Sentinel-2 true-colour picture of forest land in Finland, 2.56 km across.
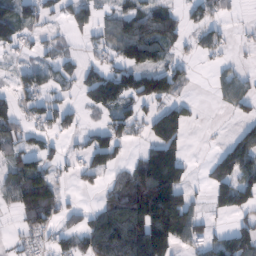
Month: February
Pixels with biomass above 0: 56%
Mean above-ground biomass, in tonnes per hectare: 64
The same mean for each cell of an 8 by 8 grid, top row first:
113 44 55 50 81 44 43 9
40 29 16 60 107 33 50 10
28 50 52 100 108 64 8 48
54 64 35 64 42 77 1 33
52 27 22 92 42 91 2 80
82 70 43 42 172 149 46 103
42 85 21 90 187 186 30 66
14 29 59 142 176 104 56 84
